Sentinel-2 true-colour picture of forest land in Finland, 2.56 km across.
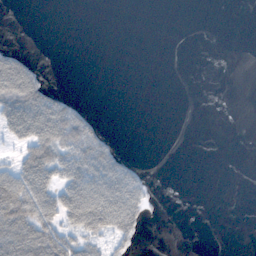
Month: November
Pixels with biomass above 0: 28%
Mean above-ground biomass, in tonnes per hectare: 24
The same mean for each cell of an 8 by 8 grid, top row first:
0 0 0 0 0 0 0 0
13 0 0 0 0 0 0 0
80 17 0 0 0 0 0 0
81 88 31 0 0 0 0 0
29 91 79 21 0 0 0 0
71 67 71 72 17 0 0 0
111 68 98 109 38 0 0 0
77 85 60 44 7 0 0 0
